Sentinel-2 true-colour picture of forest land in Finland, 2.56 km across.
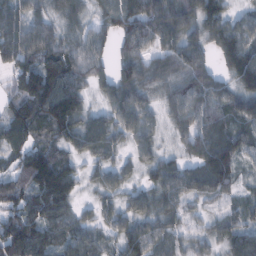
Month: February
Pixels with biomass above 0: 92%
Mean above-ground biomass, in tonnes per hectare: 89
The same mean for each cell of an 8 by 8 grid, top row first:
90 68 56 99 161 143 122 52
148 114 80 59 89 118 84 133
84 138 73 80 89 88 103 99
87 120 98 80 86 76 120 102
76 70 78 69 68 34 139 98
88 152 54 61 42 96 109 50
96 130 44 52 77 79 36 49
157 107 89 52 112 71 53 96
